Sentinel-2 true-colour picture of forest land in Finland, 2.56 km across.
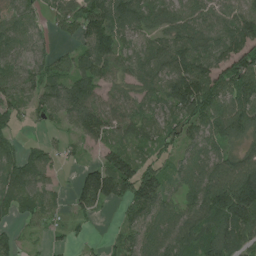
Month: July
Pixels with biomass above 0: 83%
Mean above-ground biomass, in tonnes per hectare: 83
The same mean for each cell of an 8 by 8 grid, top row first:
69 41 129 153 90 73 76 97
68 47 63 116 67 94 79 95
74 87 101 72 81 131 118 112
62 57 134 100 74 94 108 110
37 31 42 74 67 65 66 52
81 43 65 191 115 53 96 157
56 51 74 36 112 59 132 209
40 23 28 19 70 92 123 113
